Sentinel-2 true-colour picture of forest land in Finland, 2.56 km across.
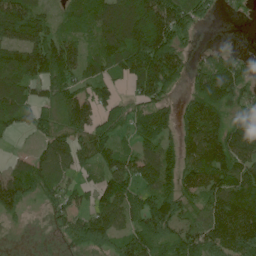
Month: June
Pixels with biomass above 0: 79%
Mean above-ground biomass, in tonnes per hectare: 101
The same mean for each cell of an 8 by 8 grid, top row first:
171 65 69 139 190 156 47 14
123 149 71 138 194 127 22 12
132 121 83 63 145 97 150 122
97 61 121 73 87 72 171 100
4 76 98 79 91 83 180 162
88 87 39 113 116 108 148 138
75 39 57 119 96 102 92 169
4 7 70 82 141 107 138 171
